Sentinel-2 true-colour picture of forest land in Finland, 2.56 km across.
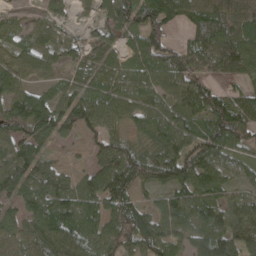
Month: April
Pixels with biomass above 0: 86%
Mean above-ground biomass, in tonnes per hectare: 80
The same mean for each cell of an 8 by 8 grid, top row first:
28 50 17 78 99 83 89 79
66 73 37 44 94 60 98 94
85 53 55 66 65 105 59 41
98 106 99 94 100 89 110 98
92 51 23 88 76 110 127 77
116 80 42 120 96 108 86 39
56 85 84 85 56 75 83 72
85 97 106 92 107 65 117 97
